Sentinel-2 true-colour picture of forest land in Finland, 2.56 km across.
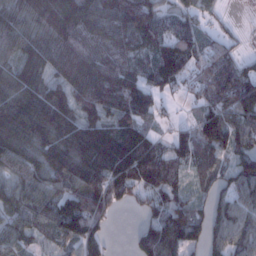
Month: January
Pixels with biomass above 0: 87%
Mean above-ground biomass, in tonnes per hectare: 97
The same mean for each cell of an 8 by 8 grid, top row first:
118 170 154 131 115 59 25 1
106 114 128 110 65 108 53 17
118 85 143 137 80 76 108 96
134 138 83 99 66 11 85 124
138 125 152 150 107 73 104 101
86 123 135 153 88 63 53 108
91 108 138 82 44 92 57 98
92 51 124 20 83 130 70 93
